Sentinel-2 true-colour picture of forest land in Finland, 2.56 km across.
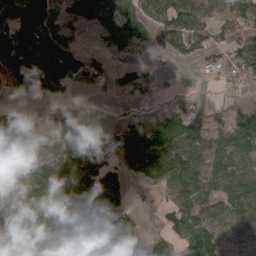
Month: March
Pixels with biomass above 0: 71%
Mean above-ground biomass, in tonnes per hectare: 70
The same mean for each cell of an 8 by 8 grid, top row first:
140 122 74 84 69 92 52 67
159 169 51 41 26 64 68 56
104 150 91 51 50 6 13 41
29 22 17 4 17 60 24 47
41 77 44 39 104 91 67 104
93 94 123 79 52 72 68 100
97 88 100 107 11 50 51 69
103 127 57 87 53 39 74 26
